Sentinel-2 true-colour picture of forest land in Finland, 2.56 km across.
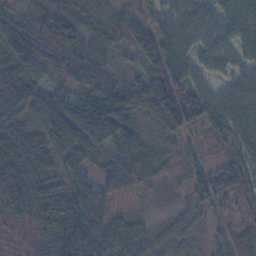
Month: November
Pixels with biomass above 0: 94%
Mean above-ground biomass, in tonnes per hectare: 64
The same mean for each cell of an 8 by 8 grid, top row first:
51 96 54 47 34 59 47 68
76 105 73 44 73 67 50 50
86 63 51 46 56 97 42 63
70 104 118 126 54 121 82 91
90 78 79 71 47 25 40 65
109 70 55 50 57 22 66 59
95 87 93 36 17 26 39 23
33 68 98 63 37 54 19 60
